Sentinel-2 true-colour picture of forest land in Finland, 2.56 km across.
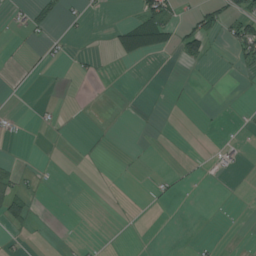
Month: July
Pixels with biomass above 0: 12%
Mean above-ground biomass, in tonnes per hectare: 8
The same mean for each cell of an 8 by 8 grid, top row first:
6 26 7 1 62 23 45 45
1 8 0 13 50 28 28 44
2 1 6 1 0 1 0 2
2 2 0 0 1 1 1 1
0 1 1 1 1 0 0 4
17 1 0 1 1 8 2 1
54 0 0 1 1 1 0 0
4 1 1 0 0 0 2 0
